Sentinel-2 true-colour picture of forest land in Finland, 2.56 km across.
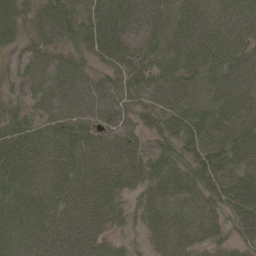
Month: May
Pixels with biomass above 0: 91%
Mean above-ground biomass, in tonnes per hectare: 51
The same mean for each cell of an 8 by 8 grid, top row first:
52 71 55 76 67 43 58 57
24 55 53 76 47 49 63 58
22 54 59 51 56 58 47 65
31 48 67 59 50 55 44 48
59 53 47 43 33 50 51 52
57 64 46 45 48 54 59 54
57 58 60 41 35 28 34 65
59 57 72 26 20 30 27 37
